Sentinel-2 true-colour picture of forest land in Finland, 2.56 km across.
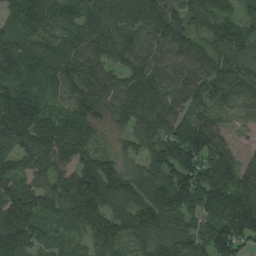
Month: August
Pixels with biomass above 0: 95%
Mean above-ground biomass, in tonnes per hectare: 111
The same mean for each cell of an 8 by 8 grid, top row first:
71 96 87 128 154 109 138 69
101 91 104 123 107 109 89 85
96 84 121 103 125 86 111 88
190 85 97 99 134 108 74 32
130 124 109 39 81 157 124 24
93 106 170 121 105 148 176 124
168 81 165 103 134 133 123 180
168 72 45 119 90 117 131 143
